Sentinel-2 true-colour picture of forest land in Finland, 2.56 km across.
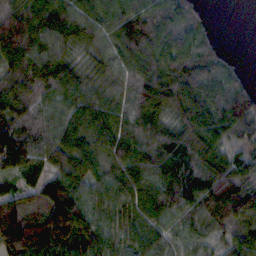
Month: October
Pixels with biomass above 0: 93%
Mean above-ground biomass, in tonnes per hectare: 83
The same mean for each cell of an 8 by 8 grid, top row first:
81 84 90 80 122 130 27 0
115 76 38 59 85 115 62 1
81 93 54 53 100 115 100 53
71 58 78 68 106 72 118 130
69 77 71 69 92 90 101 50
52 77 80 64 75 109 103 74
107 114 122 77 82 88 88 81
176 166 99 80 66 57 48 64
